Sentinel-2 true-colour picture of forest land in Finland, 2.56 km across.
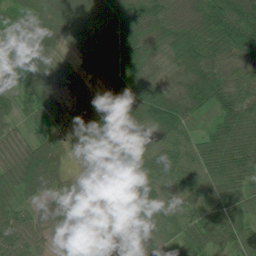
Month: July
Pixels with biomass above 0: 95%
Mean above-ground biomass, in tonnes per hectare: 73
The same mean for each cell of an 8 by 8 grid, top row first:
55 64 85 111 129 104 164 131
102 65 66 103 125 102 117 136
65 75 64 88 115 60 125 64
38 61 72 91 87 111 59 87
43 67 41 99 65 61 60 89
80 90 11 63 65 49 53 70
50 39 45 16 45 40 60 52
63 22 46 9 39 46 78 71
